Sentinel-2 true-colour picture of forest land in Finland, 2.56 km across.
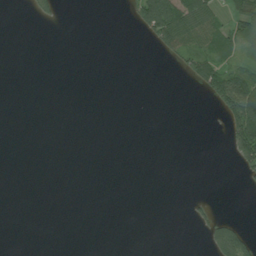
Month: July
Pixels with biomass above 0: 15%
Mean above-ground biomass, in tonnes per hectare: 17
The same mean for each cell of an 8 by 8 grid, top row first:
0 19 0 0 82 104 68 75
0 0 0 0 3 70 60 55
0 0 0 0 0 2 75 83
0 0 0 0 0 0 3 161
0 0 0 0 0 0 0 103
0 0 0 0 0 0 0 13
0 0 0 0 0 0 12 0
0 0 0 0 0 0 24 78
